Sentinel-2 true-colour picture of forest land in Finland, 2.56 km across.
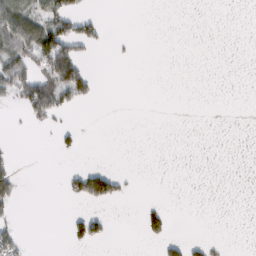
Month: February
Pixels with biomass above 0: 15%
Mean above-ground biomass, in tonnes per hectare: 17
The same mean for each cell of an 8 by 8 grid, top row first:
84 58 47 0 0 0 0 0
67 105 42 4 0 0 0 0
60 74 93 0 0 0 0 0
7 61 7 0 0 0 0 0
2 1 14 0 0 0 0 0
29 0 63 68 0 0 0 0
15 0 7 9 23 2 0 0
37 0 41 9 19 26 16 0
